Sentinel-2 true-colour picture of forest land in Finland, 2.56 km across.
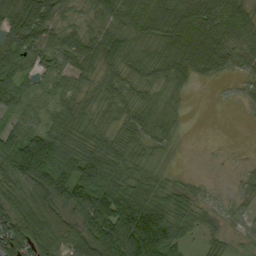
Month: September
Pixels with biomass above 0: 84%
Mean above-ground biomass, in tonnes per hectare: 60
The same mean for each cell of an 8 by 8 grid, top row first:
87 72 21 58 69 76 79 75
73 54 66 72 36 65 90 55
68 26 36 35 36 37 24 25
50 36 45 33 36 16 0 3
95 116 73 61 43 17 0 0
120 128 119 91 59 15 4 9
82 93 86 144 127 59 28 17
87 96 91 151 162 73 28 17
